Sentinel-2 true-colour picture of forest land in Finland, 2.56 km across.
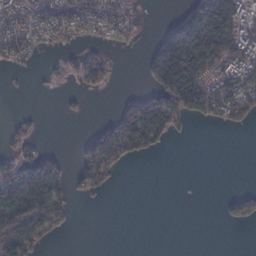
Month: February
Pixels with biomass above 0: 42%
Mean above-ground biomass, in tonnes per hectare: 56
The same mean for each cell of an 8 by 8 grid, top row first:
82 89 106 88 14 39 186 85
97 30 34 24 17 199 132 128
3 15 76 34 19 204 95 106
6 1 9 26 207 127 88 73
45 7 30 132 89 6 0 0
130 130 41 43 0 0 0 0
143 117 3 0 0 0 0 46
154 35 0 0 0 0 0 0
